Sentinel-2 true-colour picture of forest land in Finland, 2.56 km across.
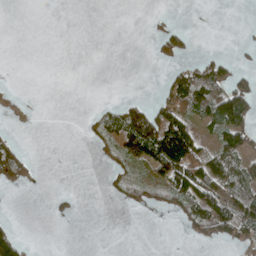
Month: May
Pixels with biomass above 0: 31%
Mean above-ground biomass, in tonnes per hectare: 33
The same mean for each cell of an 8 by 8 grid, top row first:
0 0 11 8 3 7 0 7
0 10 16 36 0 59 3 21
1 0 0 0 0 63 107 47
11 0 4 39 104 93 75 111
32 0 3 56 137 180 39 61
41 0 0 29 23 109 91 55
0 10 8 2 21 31 105 81
60 0 0 0 0 1 26 49
